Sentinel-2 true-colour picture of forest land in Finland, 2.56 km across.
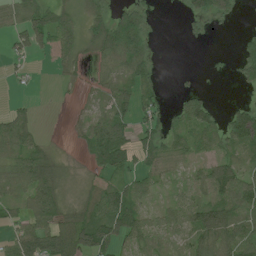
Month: June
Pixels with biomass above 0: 64%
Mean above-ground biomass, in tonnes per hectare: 47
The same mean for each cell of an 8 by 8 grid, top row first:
42 75 40 64 46 3 62 15
36 47 54 92 69 0 5 29
11 3 19 42 49 3 7 32
36 0 7 55 46 33 63 68
70 16 15 113 48 38 46 80
69 95 7 36 30 24 64 57
30 86 41 85 34 46 94 72
65 88 85 77 53 26 76 75
